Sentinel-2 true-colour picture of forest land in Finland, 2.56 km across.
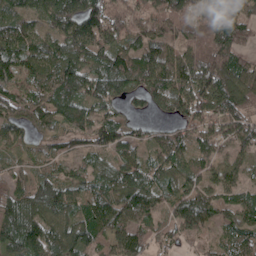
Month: May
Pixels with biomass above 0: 93%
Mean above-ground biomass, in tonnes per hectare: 97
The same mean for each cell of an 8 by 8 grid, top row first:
84 96 161 115 99 130 131 86
143 98 127 115 87 77 125 110
115 115 119 163 128 126 151 143
82 75 106 57 35 86 130 128
63 43 53 100 54 78 90 100
66 77 67 100 99 93 76 61
106 125 83 103 102 96 92 80
113 113 104 91 78 53 28 70
